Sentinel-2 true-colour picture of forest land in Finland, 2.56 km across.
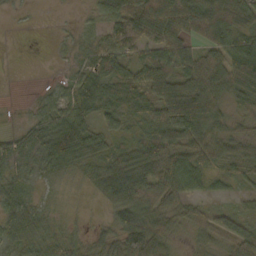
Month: October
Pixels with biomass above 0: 83%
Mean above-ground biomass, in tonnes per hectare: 56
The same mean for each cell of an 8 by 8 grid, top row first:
4 1 9 92 127 129 132 79
0 3 21 76 77 74 67 80
0 6 35 71 78 87 114 121
2 46 54 49 66 125 101 46
33 63 83 34 59 75 88 55
31 30 21 62 79 86 47 32
32 18 6 50 82 64 27 19
29 36 26 78 138 24 39 74
